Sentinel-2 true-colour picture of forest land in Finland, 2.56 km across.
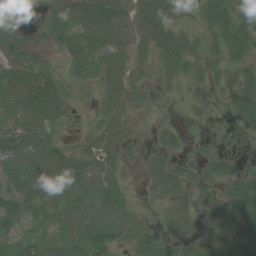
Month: July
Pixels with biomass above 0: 80%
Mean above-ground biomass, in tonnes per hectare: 33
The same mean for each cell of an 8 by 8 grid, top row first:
32 21 55 75 61 16 47 51
31 16 41 61 35 43 26 61
47 32 11 27 13 23 21 25
47 48 5 27 7 2 2 42
51 49 14 38 9 18 10 1
57 54 53 33 15 42 25 25
43 33 49 44 6 27 31 46
31 34 50 47 53 19 12 37
